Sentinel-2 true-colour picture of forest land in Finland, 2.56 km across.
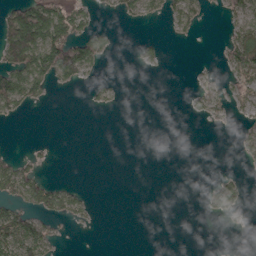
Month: April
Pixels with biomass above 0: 27%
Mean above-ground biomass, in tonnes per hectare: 22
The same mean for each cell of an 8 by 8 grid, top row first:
77 98 41 9 26 39 10 41
115 106 86 14 17 1 0 86
81 49 26 6 0 0 10 40
28 1 0 5 0 0 28 15
0 4 0 0 0 0 0 21
63 9 0 0 0 0 3 12
35 40 21 0 0 0 24 22
73 42 0 0 0 0 0 1
